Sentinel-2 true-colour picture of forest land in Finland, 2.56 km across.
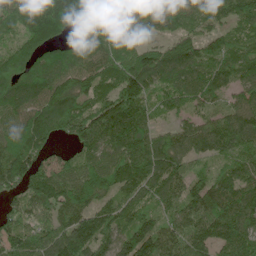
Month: June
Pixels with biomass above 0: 92%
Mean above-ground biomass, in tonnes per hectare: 115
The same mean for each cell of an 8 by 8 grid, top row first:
137 205 141 139 95 107 99 109
106 104 117 120 89 97 86 108
139 152 111 119 147 106 109 97
119 160 121 143 111 68 66 105
143 86 97 120 133 103 101 101
136 125 118 133 150 104 84 101
67 123 117 83 87 89 112 141
121 116 136 112 157 109 101 140
